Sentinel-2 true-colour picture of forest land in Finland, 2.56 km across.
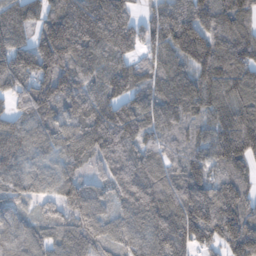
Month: November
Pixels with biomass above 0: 93%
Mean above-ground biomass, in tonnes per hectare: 133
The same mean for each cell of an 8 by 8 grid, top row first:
143 131 152 158 49 159 137 145
151 194 163 139 74 148 159 156
144 127 135 128 108 137 152 150
92 131 138 153 141 126 114 127
147 121 150 184 111 92 116 204
117 103 81 110 164 116 75 106
91 66 135 78 185 187 238 166
114 90 127 87 123 181 109 207
